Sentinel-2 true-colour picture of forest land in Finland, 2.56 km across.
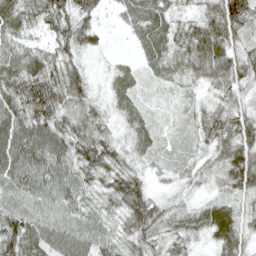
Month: April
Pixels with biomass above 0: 94%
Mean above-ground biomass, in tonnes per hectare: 51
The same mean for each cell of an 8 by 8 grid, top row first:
72 67 60 12 57 31 56 91
49 38 52 6 38 52 85 50
79 81 48 25 22 33 46 53
68 88 54 24 25 12 36 48
94 81 64 44 31 15 40 65
81 74 54 54 31 20 28 69
59 59 51 33 76 30 47 36
77 71 69 42 61 43 35 53
